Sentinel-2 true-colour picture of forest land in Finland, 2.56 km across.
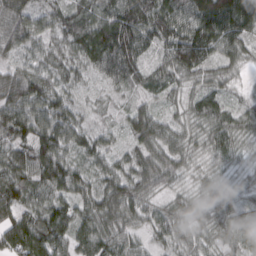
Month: March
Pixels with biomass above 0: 97%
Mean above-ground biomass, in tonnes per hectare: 68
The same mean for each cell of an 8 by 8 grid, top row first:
74 50 83 83 109 102 148 133
55 46 94 138 71 100 82 65
68 68 42 59 49 46 46 18
89 92 39 14 57 26 78 54
82 99 66 34 68 52 50 43
74 92 59 68 79 42 28 14
82 79 62 86 63 45 51 45
121 128 70 83 39 56 35 61
